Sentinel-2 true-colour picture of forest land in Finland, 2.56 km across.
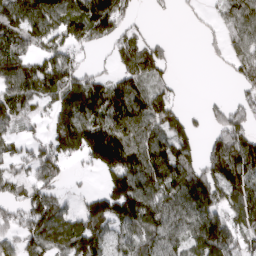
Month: March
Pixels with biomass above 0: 73%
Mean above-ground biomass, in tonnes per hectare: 106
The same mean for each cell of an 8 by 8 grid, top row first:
135 137 157 169 13 12 22 115
115 103 80 59 110 12 21 86
136 130 105 83 113 35 0 57
107 65 153 123 128 84 47 84
69 115 194 234 147 157 60 162
78 84 14 123 157 153 127 169
81 129 60 140 162 141 139 125
82 129 147 85 123 108 175 110
